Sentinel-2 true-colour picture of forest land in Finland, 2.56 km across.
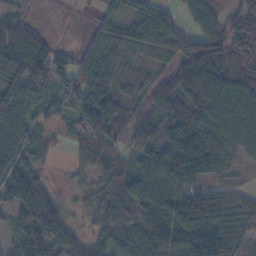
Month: November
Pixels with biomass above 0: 86%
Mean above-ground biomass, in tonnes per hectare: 72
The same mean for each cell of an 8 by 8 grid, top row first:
46 4 6 65 83 44 51 71
129 66 27 82 87 94 108 94
86 86 67 87 47 86 124 104
81 53 81 115 57 82 128 127
70 33 47 52 65 103 117 73
106 24 24 57 73 91 68 21
69 50 23 91 84 100 116 77
26 35 36 60 95 90 118 53
